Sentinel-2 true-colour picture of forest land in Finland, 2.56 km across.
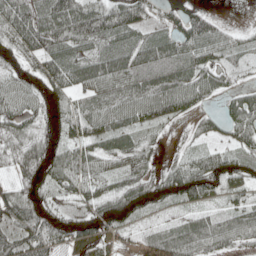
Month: May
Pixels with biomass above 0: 86%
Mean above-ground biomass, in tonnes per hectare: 60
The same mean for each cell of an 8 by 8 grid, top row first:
100 90 114 108 44 35 46 0
57 84 61 72 79 74 78 35
55 67 63 78 78 85 63 20
58 48 67 82 72 60 26 66
53 62 61 51 34 9 28 43
46 66 63 42 51 73 96 59
80 50 41 82 61 36 37 44
75 80 76 42 40 79 71 44
